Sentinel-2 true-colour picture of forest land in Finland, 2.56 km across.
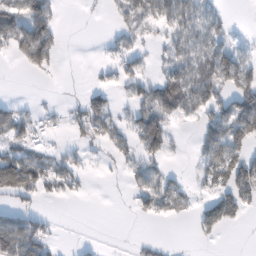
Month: February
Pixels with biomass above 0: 46%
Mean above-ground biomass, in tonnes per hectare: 45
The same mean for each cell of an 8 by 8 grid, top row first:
68 86 2 13 65 67 42 0
54 107 0 18 23 45 68 34
0 7 0 23 48 79 105 113
47 15 36 61 62 62 68 118
57 20 30 48 68 15 79 84
130 73 32 5 50 20 49 104
41 7 0 0 30 31 51 71
128 59 7 0 15 2 12 0
